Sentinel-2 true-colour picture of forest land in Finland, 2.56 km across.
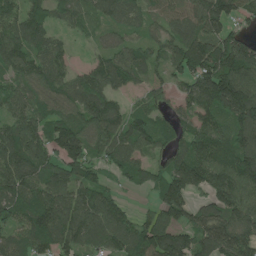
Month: June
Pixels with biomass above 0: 88%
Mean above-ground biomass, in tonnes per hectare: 112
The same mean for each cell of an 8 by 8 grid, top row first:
108 104 86 91 70 103 189 85
147 101 13 71 83 112 166 151
95 115 82 111 64 72 169 162
104 94 107 103 83 68 116 157
147 123 136 119 85 80 147 141
144 117 94 52 88 141 145 152
132 146 129 107 20 123 96 135
89 117 103 118 143 130 147 147
